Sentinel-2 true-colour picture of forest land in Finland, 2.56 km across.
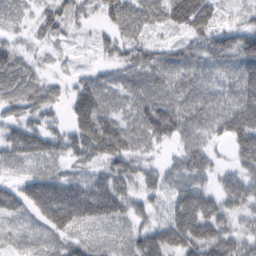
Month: February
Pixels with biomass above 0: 91%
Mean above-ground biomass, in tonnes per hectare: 69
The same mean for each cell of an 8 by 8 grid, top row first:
22 60 52 60 83 94 92 28
43 28 13 47 61 47 71 101
83 36 39 49 70 74 60 93
53 53 99 65 89 94 88 125
87 81 91 111 59 51 59 93
31 64 41 93 58 56 59 78
59 117 113 99 49 85 99 73
24 39 38 24 82 111 117 77
